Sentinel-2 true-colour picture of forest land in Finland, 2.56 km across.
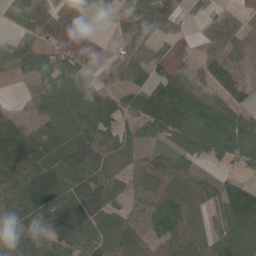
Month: May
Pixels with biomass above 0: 79%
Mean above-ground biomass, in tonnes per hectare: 77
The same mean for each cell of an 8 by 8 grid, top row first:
26 57 19 21 53 44 47 54
76 52 16 13 38 12 75 102
19 81 69 42 63 71 64 93
32 75 96 99 93 118 95 54
166 130 122 112 47 68 99 84
140 130 91 87 103 99 31 34
121 112 118 65 62 105 68 127
86 110 73 93 75 126 80 109
